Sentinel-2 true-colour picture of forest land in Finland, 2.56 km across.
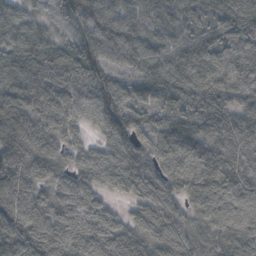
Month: October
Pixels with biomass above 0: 96%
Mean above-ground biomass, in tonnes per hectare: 89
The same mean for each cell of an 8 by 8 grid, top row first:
57 22 93 95 68 72 67 112
82 78 92 99 76 75 87 65
92 102 103 69 75 72 78 86
141 110 87 116 61 66 96 72
149 83 37 71 60 117 101 98
133 73 63 77 86 89 117 118
142 85 108 39 77 74 100 124
113 114 112 130 90 94 87 103
